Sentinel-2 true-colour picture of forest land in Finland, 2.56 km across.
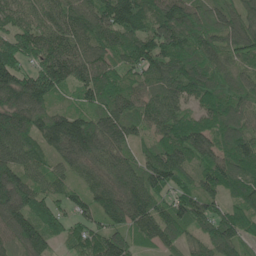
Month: May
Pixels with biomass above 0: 95%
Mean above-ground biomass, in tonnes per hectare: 106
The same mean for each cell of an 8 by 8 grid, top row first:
98 103 117 133 94 154 104 97
131 166 106 98 118 124 103 103
141 176 107 85 66 110 111 90
127 96 79 104 78 88 77 103
119 78 164 119 56 121 101 125
149 64 63 124 131 106 105 114
175 87 72 129 127 109 100 83
108 83 66 108 56 69 94 93
